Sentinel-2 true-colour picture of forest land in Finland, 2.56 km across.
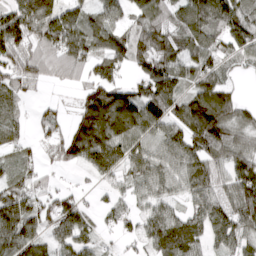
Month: April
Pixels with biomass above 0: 82%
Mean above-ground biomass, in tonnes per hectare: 96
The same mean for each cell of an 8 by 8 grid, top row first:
158 201 85 67 96 85 142 118
124 103 143 139 127 102 94 94
79 43 47 96 125 134 95 18
46 35 92 175 144 100 183 70
47 42 158 140 82 114 127 79
64 27 16 73 106 113 118 118
120 77 64 47 63 61 114 123
135 66 73 15 69 166 75 84
